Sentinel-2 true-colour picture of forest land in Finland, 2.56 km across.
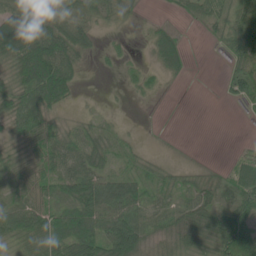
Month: June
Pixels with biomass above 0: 71%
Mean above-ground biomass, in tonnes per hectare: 39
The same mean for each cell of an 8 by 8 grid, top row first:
78 70 50 34 7 10 45 53
101 93 54 10 6 41 3 45
49 102 20 1 20 8 0 54
66 51 9 5 1 0 0 4
39 48 43 26 6 1 0 2
40 40 59 42 27 19 18 51
47 44 62 78 39 35 41 65
46 68 75 108 56 39 37 97
